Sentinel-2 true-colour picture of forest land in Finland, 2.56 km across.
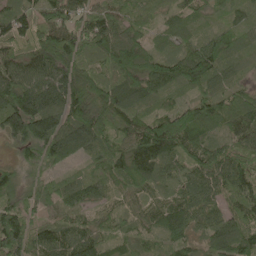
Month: May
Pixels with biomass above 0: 95%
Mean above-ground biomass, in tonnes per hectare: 78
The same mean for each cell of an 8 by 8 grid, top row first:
79 89 71 73 32 40 32 35
76 124 92 107 80 53 89 57
103 96 107 63 114 93 89 32
136 116 122 87 49 94 98 98
52 112 98 80 149 118 75 83
36 33 40 72 84 43 94 93
86 49 56 37 30 70 60 62
145 87 92 41 37 61 59 97
